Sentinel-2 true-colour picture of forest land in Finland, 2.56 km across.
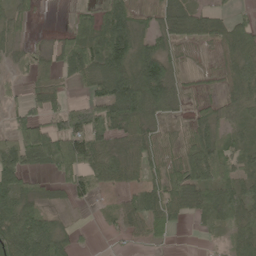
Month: May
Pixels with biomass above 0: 74%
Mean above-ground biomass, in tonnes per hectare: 58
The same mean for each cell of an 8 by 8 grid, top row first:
40 1 33 105 28 68 57 27
31 20 90 121 72 29 15 105
17 38 39 141 153 48 17 87
34 58 98 93 90 23 38 48
99 145 105 46 54 24 98 35
88 39 81 58 43 73 89 48
89 27 12 14 67 82 72 80
111 88 14 7 21 8 9 47
